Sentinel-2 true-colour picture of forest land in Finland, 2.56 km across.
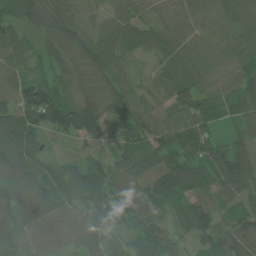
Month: June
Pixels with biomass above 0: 96%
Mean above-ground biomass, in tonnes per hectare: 88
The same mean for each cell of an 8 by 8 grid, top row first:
73 118 72 46 51 62 68 87
75 98 144 86 70 67 75 98
79 77 113 85 25 73 90 95
113 155 157 106 69 83 62 78
119 36 34 105 91 108 92 69
117 83 98 118 89 135 93 126
131 109 70 93 91 45 90 57
117 73 70 68 101 52 75 97
